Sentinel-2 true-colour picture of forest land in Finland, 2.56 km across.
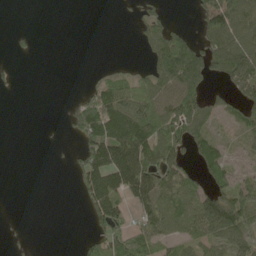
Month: May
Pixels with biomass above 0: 37%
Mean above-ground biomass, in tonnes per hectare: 41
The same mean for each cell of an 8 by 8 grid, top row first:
0 0 0 0 38 4 101 103
10 0 0 0 31 116 78 87
6 0 3 57 49 123 55 90
0 0 95 138 89 97 66 56
0 1 54 155 117 68 61 23
0 0 70 130 119 86 61 35
0 0 13 27 41 31 0 5
0 0 0 0 0 0 0 4
